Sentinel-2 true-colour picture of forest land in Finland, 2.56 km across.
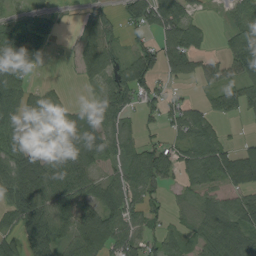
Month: August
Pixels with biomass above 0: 71%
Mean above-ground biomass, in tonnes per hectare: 55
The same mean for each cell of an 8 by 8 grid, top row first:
44 44 21 35 75 79 8 52
71 23 47 56 58 72 19 84
65 6 20 62 79 33 41 76
69 75 34 76 36 47 43 43
64 65 70 47 40 36 71 25
99 89 70 30 76 40 61 76
77 79 55 67 54 21 53 65
51 86 75 78 52 27 59 67
